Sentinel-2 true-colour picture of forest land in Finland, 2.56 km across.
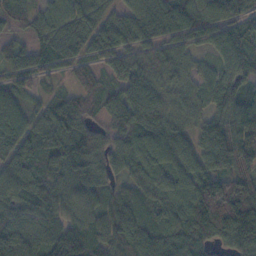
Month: November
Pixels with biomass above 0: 93%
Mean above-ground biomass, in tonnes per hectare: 88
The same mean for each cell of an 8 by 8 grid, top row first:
64 63 92 56 90 101 84 70
50 66 75 90 68 61 41 84
55 32 46 48 77 60 64 85
77 65 97 67 95 57 64 102
94 109 138 72 100 90 99 177
69 76 94 55 66 85 107 130
71 83 74 71 65 98 225 229
103 98 101 94 106 117 100 171
